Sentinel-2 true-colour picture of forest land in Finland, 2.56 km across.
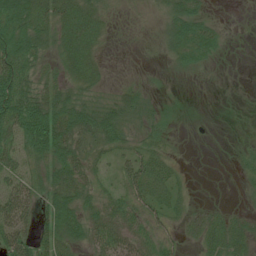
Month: July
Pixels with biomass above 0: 70%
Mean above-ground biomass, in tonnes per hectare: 35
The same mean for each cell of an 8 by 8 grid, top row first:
67 57 62 11 4 36 18 0
75 34 59 4 4 34 42 2
80 32 36 6 6 4 2 0
77 84 54 40 25 7 1 2
53 87 50 39 27 10 1 7
54 42 52 21 79 26 0 13
84 46 49 40 47 27 16 11
80 56 37 53 39 21 46 50
